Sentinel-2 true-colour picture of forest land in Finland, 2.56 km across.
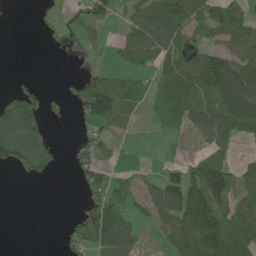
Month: June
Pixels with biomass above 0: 54%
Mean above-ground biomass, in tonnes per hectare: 58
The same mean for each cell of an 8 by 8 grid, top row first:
1 9 35 48 95 126 83 82
0 5 26 22 81 71 75 90
10 1 43 49 32 140 143 128
107 38 42 94 26 96 73 145
98 36 42 35 1 10 48 28
8 22 38 43 16 56 151 68
0 0 16 100 34 115 143 70
0 0 62 97 19 66 136 129
